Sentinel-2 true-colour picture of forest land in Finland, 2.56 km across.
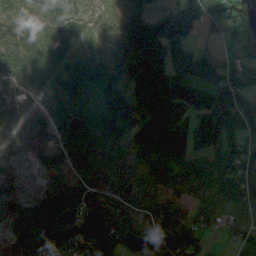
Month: August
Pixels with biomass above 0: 87%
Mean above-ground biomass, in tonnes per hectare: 81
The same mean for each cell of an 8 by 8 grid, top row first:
39 53 34 39 74 117 87 41
83 58 45 40 150 124 30 44
77 53 98 70 127 145 114 71
65 51 41 63 98 142 181 158
53 59 72 56 103 151 140 117
64 52 39 55 32 41 68 138
70 110 72 69 32 37 52 84
77 142 132 128 63 128 42 82
